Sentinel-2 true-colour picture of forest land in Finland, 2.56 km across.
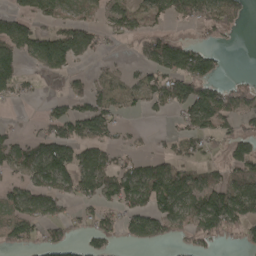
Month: April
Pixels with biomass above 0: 57%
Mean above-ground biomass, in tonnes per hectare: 65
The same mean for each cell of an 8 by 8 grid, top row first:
58 60 40 66 68 64 76 55
92 113 92 13 68 95 38 1
70 58 34 51 54 111 91 20
3 27 69 66 28 45 107 81
62 90 73 41 9 41 41 86
47 116 105 93 102 98 58 79
64 73 35 47 84 104 153 125
68 61 31 47 73 37 56 33
